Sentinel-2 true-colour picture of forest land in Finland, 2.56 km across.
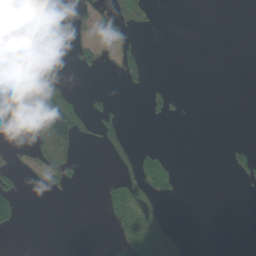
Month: June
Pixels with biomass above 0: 24%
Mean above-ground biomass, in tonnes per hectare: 34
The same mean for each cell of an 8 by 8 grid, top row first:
94 46 30 80 35 0 0 0
124 111 50 76 19 0 0 0
120 96 1 6 36 0 0 0
101 109 56 42 13 18 0 0
44 104 36 56 7 0 0 21
47 54 13 21 77 21 0 26
57 0 0 66 88 0 0 0
0 0 0 21 124 43 0 0
